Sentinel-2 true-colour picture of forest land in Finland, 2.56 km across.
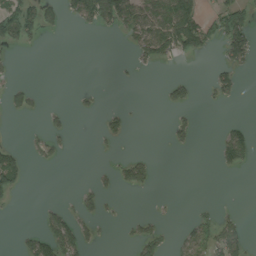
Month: August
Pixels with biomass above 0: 23%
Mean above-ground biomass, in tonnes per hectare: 29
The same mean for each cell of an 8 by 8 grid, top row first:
89 39 62 92 84 128 38 74
19 0 0 0 68 82 31 87
14 0 0 2 1 34 19 26
21 16 9 21 1 20 1 0
18 28 0 9 0 18 0 85
65 0 1 23 49 0 0 4
3 25 33 4 1 2 14 9
13 81 65 2 64 21 69 51
